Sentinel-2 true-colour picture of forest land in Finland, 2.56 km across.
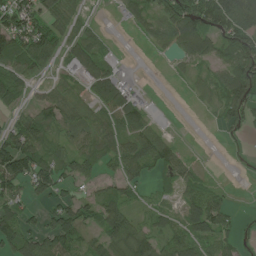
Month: July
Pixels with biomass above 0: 67%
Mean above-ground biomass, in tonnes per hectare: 53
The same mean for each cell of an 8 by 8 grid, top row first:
94 61 20 5 48 105 112 110
80 66 66 10 8 58 75 117
66 24 38 85 5 7 23 117
35 63 47 64 61 0 6 67
97 59 59 65 84 26 0 5
96 90 60 37 43 44 9 1
50 48 65 76 19 27 92 6
77 93 51 64 73 58 63 26
